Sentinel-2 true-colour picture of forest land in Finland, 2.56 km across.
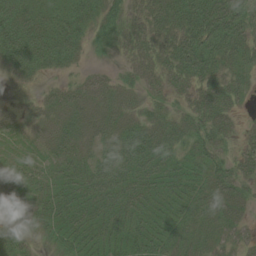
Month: August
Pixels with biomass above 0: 88%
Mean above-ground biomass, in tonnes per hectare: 33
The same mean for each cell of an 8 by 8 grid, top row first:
54 35 48 32 26 45 54 48
66 58 28 22 26 39 47 44
23 15 17 16 21 27 34 27
16 31 43 35 23 22 42 15
18 26 37 37 48 31 34 18
21 27 38 49 36 37 36 33
17 33 44 41 35 37 34 30
34 21 40 39 41 36 33 20
